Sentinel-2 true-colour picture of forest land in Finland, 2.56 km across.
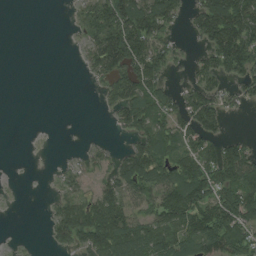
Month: August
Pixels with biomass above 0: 56%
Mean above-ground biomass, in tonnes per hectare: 59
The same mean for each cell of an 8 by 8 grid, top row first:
0 0 29 102 121 52 116 162
0 0 16 139 111 31 64 148
0 0 3 66 101 12 61 60
0 0 0 32 90 63 106 15
0 1 4 12 64 77 69 44
1 4 29 51 115 89 98 121
2 13 93 128 57 129 112 132
3 17 69 130 111 111 120 97
